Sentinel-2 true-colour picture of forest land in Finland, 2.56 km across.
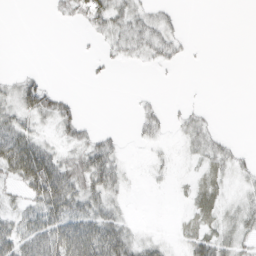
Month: March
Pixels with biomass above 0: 43%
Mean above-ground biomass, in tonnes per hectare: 17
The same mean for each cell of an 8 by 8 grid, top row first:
0 3 18 32 18 7 0 0
0 0 1 13 20 15 1 0
15 7 0 4 0 1 0 0
31 31 12 0 10 6 7 0
56 17 20 17 7 4 23 4
39 72 49 35 2 3 17 9
16 49 37 21 0 1 24 18
44 52 75 60 14 6 31 23
